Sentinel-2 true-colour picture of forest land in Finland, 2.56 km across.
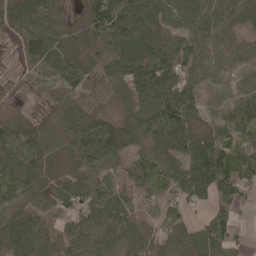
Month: May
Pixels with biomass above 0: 88%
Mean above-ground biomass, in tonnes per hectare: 85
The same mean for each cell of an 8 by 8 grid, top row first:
89 89 36 157 107 88 95 69
32 118 100 106 132 113 81 68
21 52 106 96 185 160 64 33
43 42 87 39 159 197 41 65
109 93 128 138 81 141 88 49
132 98 67 28 76 85 141 71
69 58 74 74 32 44 45 22
106 66 95 88 60 53 126 17
